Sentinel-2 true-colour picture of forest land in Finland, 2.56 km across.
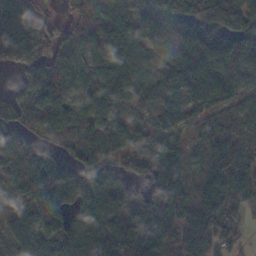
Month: November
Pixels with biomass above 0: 86%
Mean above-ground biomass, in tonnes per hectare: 80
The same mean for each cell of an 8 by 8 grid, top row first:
99 35 67 86 91 73 85 81
160 91 71 108 69 67 109 79
22 103 80 160 76 86 95 69
76 88 75 108 37 48 69 50
61 57 73 97 45 67 86 85
55 96 79 71 50 91 116 111
31 92 52 87 69 87 147 65
85 87 87 81 80 51 101 41
